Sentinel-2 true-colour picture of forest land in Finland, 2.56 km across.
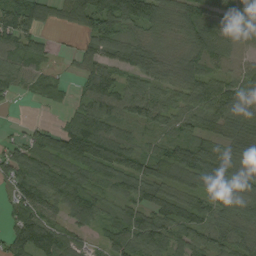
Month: August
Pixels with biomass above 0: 86%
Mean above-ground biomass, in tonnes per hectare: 78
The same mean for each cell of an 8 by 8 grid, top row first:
124 53 99 147 120 79 62 54
92 26 34 96 79 45 103 48
63 53 41 81 74 67 82 57
3 12 88 93 72 58 87 102
44 82 139 122 40 81 59 92
107 102 84 79 89 74 96 78
74 80 94 37 79 98 80 82
112 130 44 76 111 72 76 65
